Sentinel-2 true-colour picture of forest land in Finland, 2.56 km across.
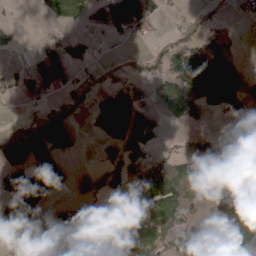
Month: April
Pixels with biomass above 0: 52%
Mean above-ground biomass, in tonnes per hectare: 75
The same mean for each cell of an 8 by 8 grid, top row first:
4 49 68 100 109 15 22 16
26 39 58 9 8 72 111 19
36 109 36 23 66 114 173 74
3 68 32 176 69 60 61 33
161 176 33 92 119 19 57 14
91 117 43 85 90 96 43 4
101 83 95 116 114 90 31 134
61 121 101 123 174 118 174 93
